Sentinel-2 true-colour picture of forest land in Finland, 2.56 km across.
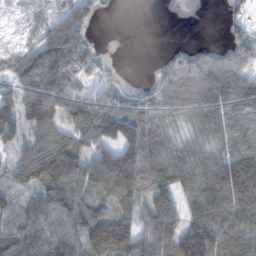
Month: November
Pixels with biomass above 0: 78%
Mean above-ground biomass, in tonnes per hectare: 83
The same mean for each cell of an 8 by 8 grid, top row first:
14 36 75 9 0 0 0 31
44 102 103 0 0 16 22 53
71 128 73 30 6 88 118 92
61 141 108 110 76 76 105 99
61 117 83 103 135 68 61 94
61 70 85 173 110 107 124 152
52 118 94 81 89 85 134 139
90 103 95 195 89 146 182 117
